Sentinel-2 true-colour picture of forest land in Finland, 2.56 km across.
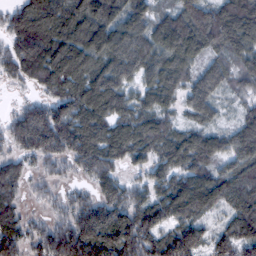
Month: February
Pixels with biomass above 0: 96%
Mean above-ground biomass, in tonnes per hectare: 112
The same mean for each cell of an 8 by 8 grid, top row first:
87 151 163 149 125 111 134 176
97 169 137 170 130 154 104 117
54 116 113 133 101 108 122 73
46 127 131 132 106 62 87 51
82 148 147 142 116 115 107 122
96 55 55 109 66 104 103 120
71 42 98 141 119 112 75 101
110 112 167 164 136 125 76 114
